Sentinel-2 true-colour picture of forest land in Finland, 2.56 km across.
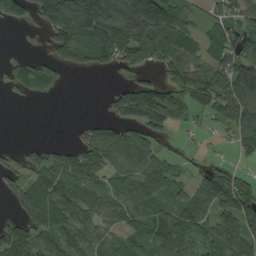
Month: September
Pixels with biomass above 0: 69%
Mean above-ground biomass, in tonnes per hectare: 77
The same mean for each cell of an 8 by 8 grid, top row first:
72 148 275 240 260 138 30 70
0 36 135 158 138 127 73 93
57 50 0 10 43 73 84 154
0 0 0 41 136 63 47 99
8 24 48 101 83 8 8 42
40 90 88 61 90 46 60 33
31 106 81 59 80 73 76 126
95 75 69 48 79 96 72 96
